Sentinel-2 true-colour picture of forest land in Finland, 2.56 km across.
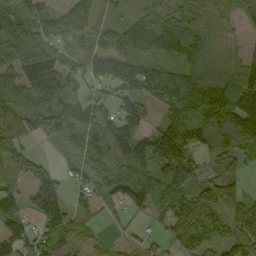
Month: September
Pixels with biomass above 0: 84%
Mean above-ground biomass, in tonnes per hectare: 99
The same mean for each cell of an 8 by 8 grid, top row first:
76 71 116 23 56 70 65 38
111 91 37 120 121 135 97 37
79 165 74 146 168 159 130 126
121 187 171 113 82 159 173 180
74 43 116 185 119 204 107 110
64 83 83 128 127 133 59 52
68 157 33 64 73 77 106 79
106 107 47 18 27 47 58 78
